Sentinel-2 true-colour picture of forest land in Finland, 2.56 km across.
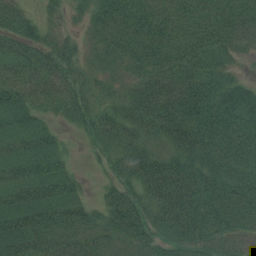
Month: July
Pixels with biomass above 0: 90%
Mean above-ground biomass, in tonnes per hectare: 50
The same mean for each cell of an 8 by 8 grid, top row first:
45 17 17 55 58 49 54 50
43 39 24 44 58 58 51 27
49 53 35 26 49 57 50 21
53 29 49 37 69 82 68 68
48 43 7 44 46 60 68 75
53 60 17 28 62 72 66 72
68 65 53 51 49 76 83 80
64 50 47 36 36 61 57 39
